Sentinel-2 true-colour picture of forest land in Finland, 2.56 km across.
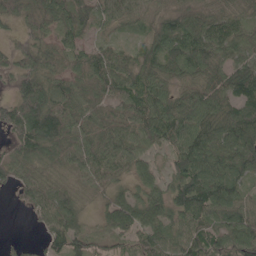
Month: May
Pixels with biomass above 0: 91%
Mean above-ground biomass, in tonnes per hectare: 72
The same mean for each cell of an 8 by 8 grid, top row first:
54 65 74 50 50 68 62 53
43 62 56 47 52 86 96 73
57 72 62 83 81 57 74 110
85 133 68 64 93 98 100 98
74 113 82 80 69 85 108 109
56 38 46 57 52 77 116 69
10 72 44 63 82 83 100 78
9 45 70 54 78 71 92 96
